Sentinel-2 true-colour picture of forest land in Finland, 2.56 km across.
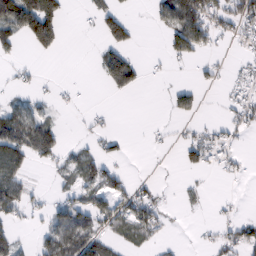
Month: February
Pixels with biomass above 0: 37%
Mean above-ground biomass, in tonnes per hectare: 32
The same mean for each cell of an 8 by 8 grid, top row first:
128 123 4 60 0 90 82 63
21 48 0 56 2 59 39 11
13 4 2 60 17 4 14 22
56 21 7 6 0 31 2 34
88 74 15 15 3 14 54 10
53 8 46 43 5 2 8 12
42 25 62 52 58 6 7 6
28 47 81 33 31 5 12 51
